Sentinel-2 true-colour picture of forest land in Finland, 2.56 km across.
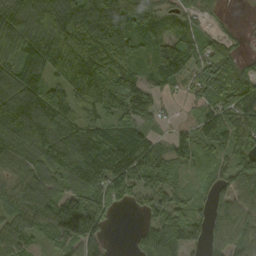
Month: September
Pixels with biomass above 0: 87%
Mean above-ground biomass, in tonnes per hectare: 97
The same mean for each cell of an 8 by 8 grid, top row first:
118 170 154 131 115 59 25 1
106 114 128 110 65 108 53 17
118 85 143 137 80 76 108 96
134 138 83 99 66 11 85 124
138 125 152 150 107 73 104 101
86 123 135 153 88 63 53 108
91 108 138 82 44 92 57 98
92 51 124 20 83 130 70 93
